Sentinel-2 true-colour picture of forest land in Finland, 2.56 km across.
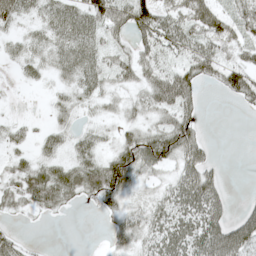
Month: May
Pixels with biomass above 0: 72%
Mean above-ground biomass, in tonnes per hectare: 39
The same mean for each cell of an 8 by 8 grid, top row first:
45 42 55 70 77 52 74 49
17 37 57 31 45 43 49 42
8 15 42 32 41 83 31 64
2 11 16 15 33 71 3 7
19 24 29 23 63 86 23 0
31 55 56 92 30 34 56 0
22 33 12 32 33 53 78 19
31 1 0 28 38 68 90 96
